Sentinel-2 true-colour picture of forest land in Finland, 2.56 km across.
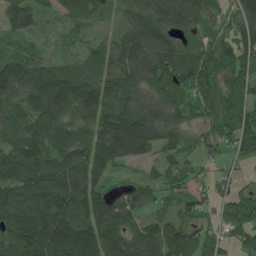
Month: June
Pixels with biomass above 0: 91%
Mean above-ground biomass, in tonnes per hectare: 120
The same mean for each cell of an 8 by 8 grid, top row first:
119 52 128 37 149 162 98 126
55 34 52 97 172 150 103 125
188 162 134 129 143 140 125 119
102 162 134 128 155 124 85 108
123 131 121 171 132 98 88 95
146 139 138 60 42 93 49 35
158 184 148 153 89 66 70 127
150 207 235 143 148 154 98 75
